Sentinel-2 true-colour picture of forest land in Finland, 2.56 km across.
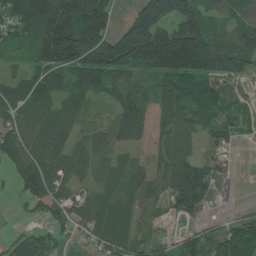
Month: June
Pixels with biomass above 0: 84%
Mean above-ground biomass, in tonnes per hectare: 86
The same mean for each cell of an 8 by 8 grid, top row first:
104 205 203 72 171 151 77 88
46 188 224 215 235 201 141 114
44 69 72 81 39 92 115 53
76 50 45 61 80 77 68 54
80 83 52 83 39 95 44 28
72 99 46 37 61 112 100 6
10 97 74 57 65 75 55 16
47 55 30 87 57 45 71 123
